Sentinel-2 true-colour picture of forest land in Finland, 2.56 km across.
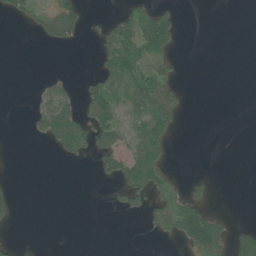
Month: June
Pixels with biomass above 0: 27%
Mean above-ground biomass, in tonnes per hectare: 26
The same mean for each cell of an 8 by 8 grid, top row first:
24 49 56 25 63 24 0 0
0 13 8 76 86 27 0 0
0 19 12 60 74 30 0 0
0 67 50 78 57 48 0 0
0 18 72 66 65 6 0 0
1 0 0 43 73 9 10 0
25 0 0 10 37 65 35 0
13 0 0 0 0 27 108 31
